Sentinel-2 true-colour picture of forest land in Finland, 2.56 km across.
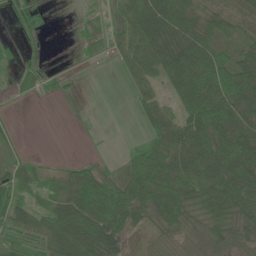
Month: June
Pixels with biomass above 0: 74%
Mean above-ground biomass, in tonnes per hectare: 52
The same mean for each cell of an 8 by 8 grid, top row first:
18 6 9 36 83 85 61 61
8 3 11 29 66 83 75 58
21 16 3 1 47 77 101 102
4 0 4 0 39 57 122 97
15 0 2 1 38 85 110 97
35 26 57 48 115 92 104 102
72 47 83 107 85 88 63 79
30 79 120 93 8 18 34 38
